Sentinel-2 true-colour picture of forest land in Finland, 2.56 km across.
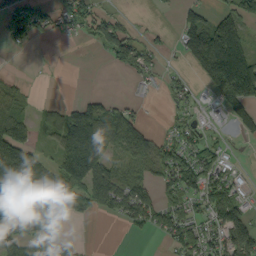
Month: September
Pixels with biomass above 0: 55%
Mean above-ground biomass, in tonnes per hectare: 65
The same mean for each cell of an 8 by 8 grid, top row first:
68 50 73 37 1 20 61 93
18 1 4 72 60 22 208 159
20 2 0 0 30 25 86 257
68 31 91 72 13 26 20 83
160 32 198 71 69 62 46 10
210 89 154 105 51 90 88 25
74 50 53 61 82 72 80 67
79 62 12 0 5 75 74 102
